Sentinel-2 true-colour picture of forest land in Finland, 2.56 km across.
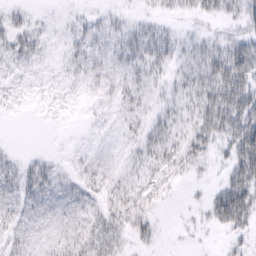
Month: February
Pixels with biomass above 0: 70%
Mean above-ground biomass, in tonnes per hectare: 17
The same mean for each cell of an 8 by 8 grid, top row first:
8 2 7 8 7 10 18 28
16 5 14 15 25 19 25 37
5 3 8 12 16 18 37 48
3 3 2 8 15 19 46 49
1 0 2 6 21 26 30 47
17 20 12 12 19 18 7 38
14 13 13 21 23 2 22 54
12 10 22 25 13 2 2 14
